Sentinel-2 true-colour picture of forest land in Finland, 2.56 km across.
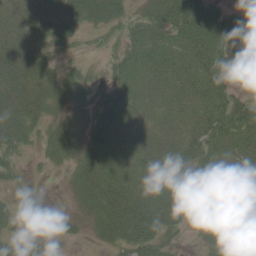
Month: June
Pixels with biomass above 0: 80%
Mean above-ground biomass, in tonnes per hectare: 34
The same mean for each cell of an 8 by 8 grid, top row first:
43 53 44 32 33 58 52 32
53 35 11 13 53 51 59 46
47 35 25 35 38 43 56 28
45 26 20 39 34 30 47 62
25 23 32 41 33 38 43 44
14 3 28 42 29 42 34 24
10 2 17 46 47 44 28 34
12 6 5 27 47 13 15 27
